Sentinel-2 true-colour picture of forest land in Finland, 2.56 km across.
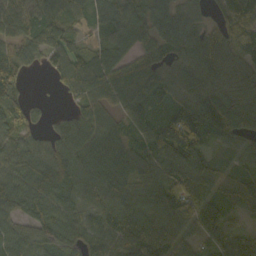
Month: October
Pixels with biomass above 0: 89%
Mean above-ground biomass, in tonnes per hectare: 84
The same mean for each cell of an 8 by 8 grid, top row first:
79 103 67 96 93 79 31 130
76 80 53 80 67 77 104 84
90 16 105 99 94 66 83 82
106 16 60 59 87 48 112 114
96 69 89 93 77 168 60 55
103 127 99 100 70 94 86 70
98 108 84 100 93 120 34 69
100 88 85 83 108 80 28 99
